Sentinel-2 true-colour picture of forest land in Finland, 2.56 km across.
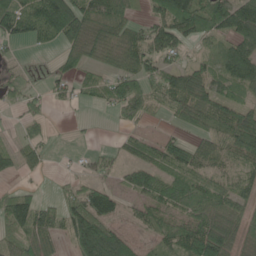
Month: June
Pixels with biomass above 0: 70%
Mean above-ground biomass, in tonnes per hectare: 58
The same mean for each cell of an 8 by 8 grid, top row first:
102 152 106 90 32 135 95 114
16 26 62 63 85 67 23 75
21 24 39 51 64 76 64 68
17 23 3 24 45 57 86 70
26 21 4 9 38 54 51 83
24 8 23 22 68 63 53 42
107 47 101 69 56 66 77 56
54 65 108 94 28 79 132 38
